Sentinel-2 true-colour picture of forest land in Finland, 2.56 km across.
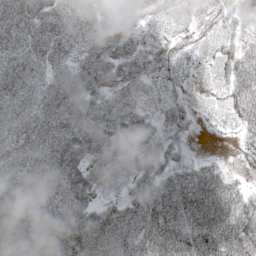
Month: May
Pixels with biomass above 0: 88%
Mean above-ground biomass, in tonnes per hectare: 68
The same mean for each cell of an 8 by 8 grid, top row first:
99 88 106 28 16 16 32 24
89 83 61 66 43 40 19 45
103 71 94 73 53 34 12 76
77 105 97 84 44 43 9 59
92 96 101 75 57 30 1 20
94 88 95 61 48 60 64 11
95 89 92 53 80 96 103 83
118 104 133 104 82 85 94 86
